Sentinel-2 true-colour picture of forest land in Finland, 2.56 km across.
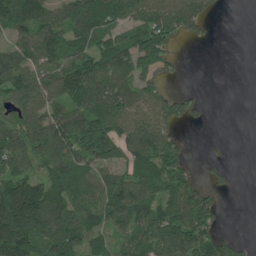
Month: June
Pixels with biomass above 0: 71%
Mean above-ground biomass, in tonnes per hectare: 91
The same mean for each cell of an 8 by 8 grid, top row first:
133 116 137 123 110 134 61 0
81 115 88 103 132 23 4 0
109 96 137 128 93 14 0 0
76 94 108 134 93 83 22 0
96 140 137 116 137 68 6 0
110 102 82 79 120 120 32 3
231 196 109 123 99 117 113 0
204 181 102 62 101 146 121 29
